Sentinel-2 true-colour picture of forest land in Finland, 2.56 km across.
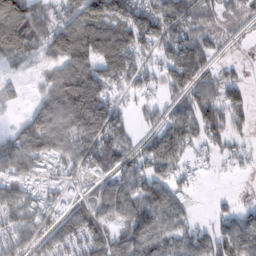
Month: February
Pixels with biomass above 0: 75%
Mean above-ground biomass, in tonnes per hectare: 77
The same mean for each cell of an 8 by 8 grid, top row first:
184 84 118 126 90 98 48 33
137 71 149 152 70 102 59 6
29 75 169 96 47 87 57 42
9 168 234 89 29 49 85 55
98 117 115 100 46 95 43 28
81 36 39 65 91 42 7 9
78 46 50 80 106 65 6 31
69 64 83 79 105 70 69 88
